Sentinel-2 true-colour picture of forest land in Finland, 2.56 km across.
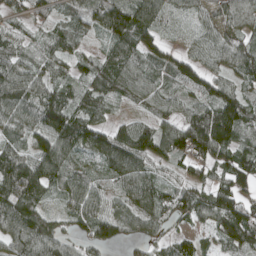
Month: April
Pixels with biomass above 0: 91%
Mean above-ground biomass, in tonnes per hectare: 81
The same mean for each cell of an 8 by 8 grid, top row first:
38 46 66 120 103 35 40 83
56 52 42 82 89 35 61 74
102 68 57 106 88 70 72 63
88 134 78 35 42 62 123 119
70 111 104 119 117 127 175 77
128 96 78 69 88 45 55 98
126 47 92 60 103 81 97 106
105 115 44 66 48 51 37 109
